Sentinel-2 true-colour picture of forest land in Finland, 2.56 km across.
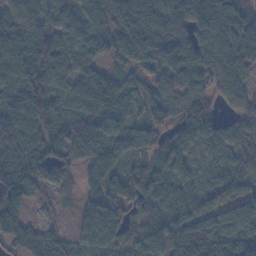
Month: November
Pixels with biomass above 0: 88%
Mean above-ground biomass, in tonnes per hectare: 68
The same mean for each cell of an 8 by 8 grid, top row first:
69 57 53 80 82 68 105 58
92 97 63 36 87 80 92 78
78 109 82 70 40 57 71 60
66 64 74 87 41 49 64 40
104 67 57 66 37 70 37 40
120 67 30 76 66 78 26 49
115 9 30 85 48 66 66 90
69 55 23 33 67 105 125 133
